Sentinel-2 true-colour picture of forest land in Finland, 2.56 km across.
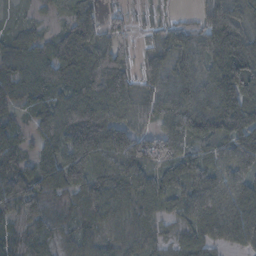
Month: November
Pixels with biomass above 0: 92%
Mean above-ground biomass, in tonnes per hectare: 85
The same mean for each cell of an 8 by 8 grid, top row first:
27 22 88 34 20 16 65 107
86 78 144 92 28 88 100 163
89 106 150 136 57 87 87 172
42 99 163 120 56 107 124 137
76 87 121 105 79 82 82 135
103 84 80 78 75 72 111 103
76 51 64 62 68 51 136 138
46 44 50 40 52 43 77 88
